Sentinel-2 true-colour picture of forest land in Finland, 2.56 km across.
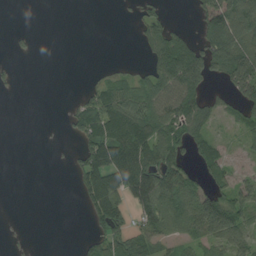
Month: August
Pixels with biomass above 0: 37%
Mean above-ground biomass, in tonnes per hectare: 41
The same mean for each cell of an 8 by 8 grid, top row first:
0 0 0 0 38 4 101 103
10 0 0 0 31 116 78 87
6 0 3 57 49 123 55 90
0 0 95 138 89 97 66 56
0 1 54 155 117 68 61 23
0 0 70 130 119 86 61 35
0 0 13 27 41 31 0 5
0 0 0 0 0 0 0 4
